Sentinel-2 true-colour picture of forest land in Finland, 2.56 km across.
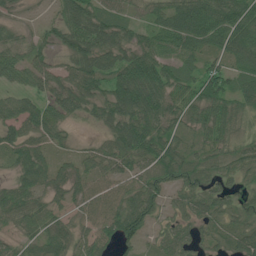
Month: July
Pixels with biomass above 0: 90%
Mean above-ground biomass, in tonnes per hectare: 62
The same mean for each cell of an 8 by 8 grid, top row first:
24 19 104 61 44 74 87 87
46 39 95 91 70 71 52 94
45 65 77 77 116 67 90 63
59 62 47 72 95 61 79 58
63 44 17 58 84 57 55 47
44 52 45 60 68 69 60 34
66 45 42 75 90 44 63 42
37 61 54 71 41 76 39 55
